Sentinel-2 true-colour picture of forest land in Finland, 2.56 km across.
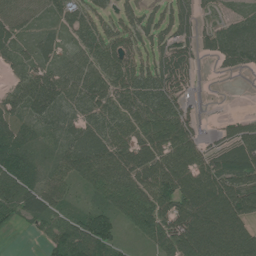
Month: July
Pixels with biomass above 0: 82%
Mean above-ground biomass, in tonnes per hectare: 63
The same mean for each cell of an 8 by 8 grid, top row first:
66 33 54 39 43 60 18 23
38 38 46 72 52 60 32 77
35 74 77 77 69 81 1 4
47 67 41 72 85 79 2 7
67 35 53 74 79 85 36 72
91 56 84 93 85 105 91 71
74 63 31 73 107 90 121 95
1 50 106 61 43 110 138 122
